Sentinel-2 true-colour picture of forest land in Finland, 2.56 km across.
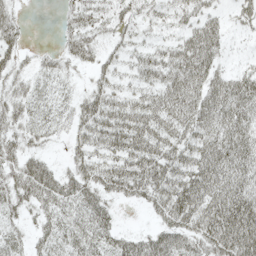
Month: May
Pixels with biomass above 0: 77%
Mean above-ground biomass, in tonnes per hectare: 37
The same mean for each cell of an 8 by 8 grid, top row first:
21 0 39 30 24 27 29 19
27 6 40 18 23 36 50 4
24 20 7 23 29 55 46 41
31 21 36 47 52 54 54 51
29 11 30 43 56 47 49 54
43 46 42 45 56 53 63 55
27 34 42 20 15 66 59 72
24 30 41 32 36 48 51 76
